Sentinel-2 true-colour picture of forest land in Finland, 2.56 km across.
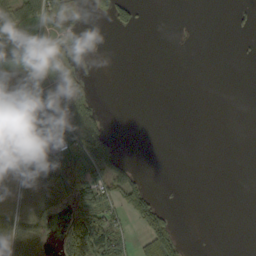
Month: September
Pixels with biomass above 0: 34%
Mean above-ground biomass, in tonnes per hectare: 31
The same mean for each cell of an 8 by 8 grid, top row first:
50 50 9 45 9 0 0 9
39 21 12 0 0 0 0 2
44 39 15 0 0 0 0 0
14 128 52 1 0 0 0 0
23 90 104 34 0 0 0 0
21 167 140 58 13 0 0 0
26 53 109 50 74 5 0 0
119 43 176 73 40 49 0 0
